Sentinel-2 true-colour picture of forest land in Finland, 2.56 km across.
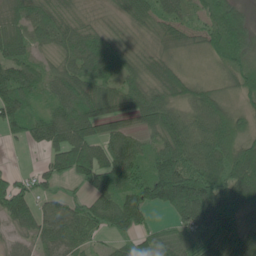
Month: June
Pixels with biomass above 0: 88%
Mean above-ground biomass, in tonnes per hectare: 75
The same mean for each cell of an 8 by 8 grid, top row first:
63 72 36 28 63 55 76 84
79 36 82 93 27 32 55 118
111 50 88 75 78 66 25 74
109 60 98 75 87 67 90 51
19 80 108 89 42 103 89 80
31 58 87 92 85 145 116 131
94 35 53 106 95 100 160 100
33 64 57 36 44 62 83 97
